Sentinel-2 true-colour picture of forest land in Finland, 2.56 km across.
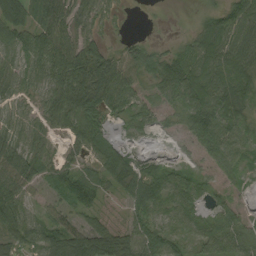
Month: August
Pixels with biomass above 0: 83%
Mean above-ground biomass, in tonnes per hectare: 50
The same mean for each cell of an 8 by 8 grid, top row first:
65 66 39 16 1 0 26 72
50 89 64 23 30 22 65 67
35 52 90 95 36 95 71 65
30 50 91 45 35 30 101 52
43 25 49 46 9 9 64 41
68 39 42 55 53 51 24 23
70 33 46 7 58 44 27 30
53 65 107 101 83 43 56 49
